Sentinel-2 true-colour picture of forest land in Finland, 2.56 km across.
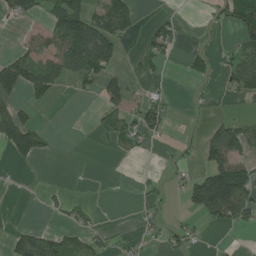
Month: July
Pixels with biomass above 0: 34%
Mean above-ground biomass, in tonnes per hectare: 36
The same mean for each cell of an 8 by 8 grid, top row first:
44 47 108 100 7 11 9 89
18 51 146 74 25 20 11 53
89 62 49 39 17 3 13 60
45 2 0 37 61 9 4 5
98 21 0 14 22 12 59 66
1 0 1 1 6 12 111 93
2 8 15 0 13 4 119 88
48 59 38 16 19 29 5 1
